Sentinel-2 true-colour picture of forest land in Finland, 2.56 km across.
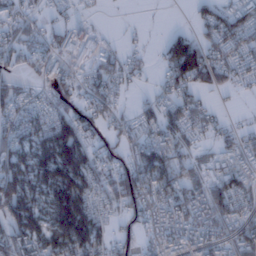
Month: January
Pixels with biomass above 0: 70%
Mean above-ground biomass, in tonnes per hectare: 53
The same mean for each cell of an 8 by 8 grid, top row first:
41 22 11 0 1 0 46 70
50 47 78 30 11 56 47 50
35 46 43 58 13 59 57 37
51 51 52 41 28 50 32 6
65 95 100 34 61 60 23 35
86 111 109 61 72 67 44 52
94 80 113 39 64 75 72 50
79 81 107 48 36 46 54 65
